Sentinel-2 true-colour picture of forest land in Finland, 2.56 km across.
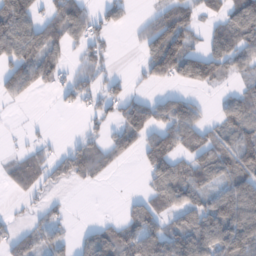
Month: January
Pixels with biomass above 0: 59%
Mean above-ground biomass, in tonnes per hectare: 58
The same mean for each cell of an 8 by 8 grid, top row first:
97 57 95 50 21 87 41 96
95 94 43 22 48 133 55 89
93 57 53 39 30 59 75 33
4 1 29 46 88 89 16 75
7 23 40 59 69 79 67 87
57 49 58 14 31 88 50 86
7 29 1 0 57 67 79 121
54 44 33 79 98 81 99 113
